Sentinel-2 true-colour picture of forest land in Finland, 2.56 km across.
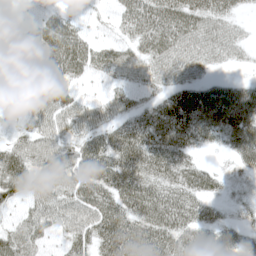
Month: May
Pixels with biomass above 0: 85%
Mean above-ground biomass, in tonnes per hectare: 53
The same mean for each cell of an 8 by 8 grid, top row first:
12 30 19 22 62 67 59 21
30 77 60 43 52 60 54 28
16 84 33 35 40 42 29 22
17 65 53 43 55 82 84 86
41 57 55 75 89 80 36 80
75 71 65 81 80 72 50 24
27 60 62 67 72 71 41 20
60 26 47 79 75 66 60 44
